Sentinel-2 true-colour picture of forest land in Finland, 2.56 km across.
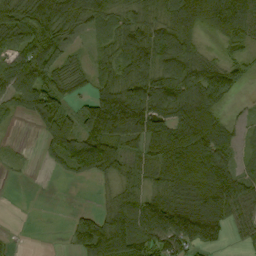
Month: September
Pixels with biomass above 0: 76%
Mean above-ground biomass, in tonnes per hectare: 69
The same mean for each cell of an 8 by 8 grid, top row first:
83 111 71 52 42 83 125 101
56 99 17 46 121 79 13 38
81 76 37 58 92 91 86 35
38 108 67 142 114 95 89 6
3 48 101 94 74 135 130 33
2 3 34 47 47 107 139 73
0 0 11 57 81 108 99 78
5 0 60 146 94 119 106 15
